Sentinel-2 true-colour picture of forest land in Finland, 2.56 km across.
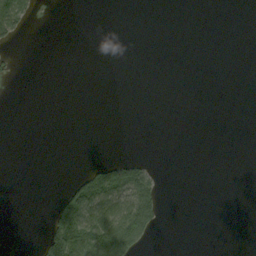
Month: September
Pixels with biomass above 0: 12%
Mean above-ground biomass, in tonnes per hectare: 16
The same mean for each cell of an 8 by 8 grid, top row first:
68 1 0 0 0 0 0 0
9 0 0 0 0 0 0 0
4 0 0 0 0 0 0 0
0 0 0 0 0 0 0 0
0 0 0 0 0 0 0 0
0 0 30 94 54 0 0 0
0 14 124 82 112 0 0 0
0 81 111 169 57 0 0 0
